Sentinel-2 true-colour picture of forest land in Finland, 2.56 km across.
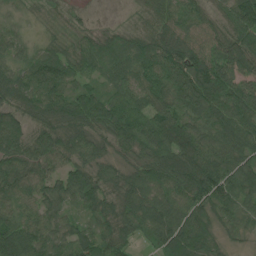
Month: July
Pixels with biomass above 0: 97%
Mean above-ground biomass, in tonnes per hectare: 75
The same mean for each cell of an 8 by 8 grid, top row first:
27 16 16 4 32 72 43 106
55 44 55 69 86 104 72 91
78 101 50 59 87 120 130 81
70 90 98 88 82 88 94 93
84 83 80 61 78 118 75 76
97 74 90 56 87 95 121 90
76 57 58 56 100 94 72 58
96 94 80 70 31 108 63 26
